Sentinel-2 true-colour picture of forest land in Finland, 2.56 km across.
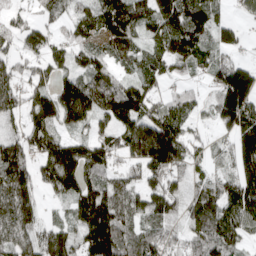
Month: April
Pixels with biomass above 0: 84%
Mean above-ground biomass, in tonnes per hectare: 98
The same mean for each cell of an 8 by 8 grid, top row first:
48 56 65 139 97 131 105 35
64 96 79 87 58 150 87 52
71 68 110 97 86 48 54 194
48 119 130 120 116 88 43 198
81 110 94 85 160 150 42 131
131 94 129 75 90 76 55 123
126 17 123 149 96 67 121 142
91 107 95 176 100 65 124 78
